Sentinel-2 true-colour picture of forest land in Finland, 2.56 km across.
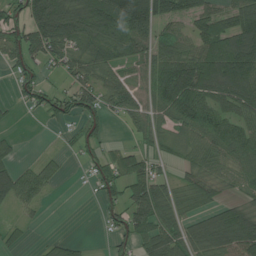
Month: July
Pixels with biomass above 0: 69%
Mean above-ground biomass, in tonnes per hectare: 70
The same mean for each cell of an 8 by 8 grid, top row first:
83 171 119 150 156 84 79 86
102 112 83 105 66 67 102 147
40 26 60 52 50 131 135 147
10 54 89 40 59 90 87 78
19 3 40 21 35 45 88 93
83 47 7 88 96 30 57 56
32 7 0 54 106 61 45 54
19 15 12 32 67 85 104 111
